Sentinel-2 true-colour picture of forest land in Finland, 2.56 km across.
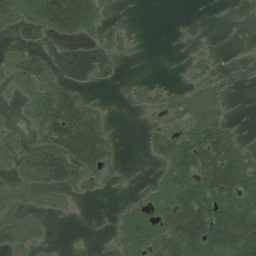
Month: July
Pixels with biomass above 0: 52%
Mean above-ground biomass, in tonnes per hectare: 50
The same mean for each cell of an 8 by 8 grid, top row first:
85 134 149 6 0 0 1 2
37 60 91 36 1 1 9 4
56 70 92 19 10 6 44 2
14 98 118 10 20 42 73 1
30 70 150 33 14 66 93 35
56 105 59 10 1 78 95 87
41 47 6 4 44 103 99 66
71 16 0 14 79 101 120 105
